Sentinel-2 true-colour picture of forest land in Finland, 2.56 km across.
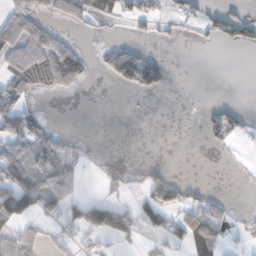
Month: November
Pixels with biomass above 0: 37%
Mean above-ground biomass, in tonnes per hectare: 36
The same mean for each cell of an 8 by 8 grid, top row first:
61 46 58 36 42 35 31 44
95 91 30 51 27 5 8 37
64 84 63 47 127 0 0 0
54 11 3 0 1 0 26 34
48 57 9 0 0 0 20 14
89 65 20 13 25 14 0 1
104 37 64 99 47 54 47 2
62 23 30 40 15 29 62 10
